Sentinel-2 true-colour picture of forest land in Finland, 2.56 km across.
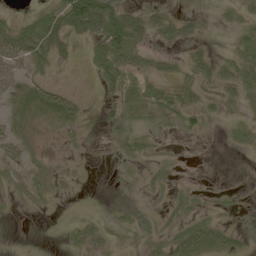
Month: May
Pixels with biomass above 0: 55%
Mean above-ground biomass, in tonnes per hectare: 21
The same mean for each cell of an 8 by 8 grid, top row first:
14 46 86 66 29 19 7 18
59 46 10 70 32 19 13 25
31 23 1 39 34 29 23 34
30 51 21 18 42 43 27 13
32 10 6 7 15 4 3 12
19 22 4 0 7 7 3 1
9 7 0 6 8 14 10 6
0 0 16 9 14 31 40 13
